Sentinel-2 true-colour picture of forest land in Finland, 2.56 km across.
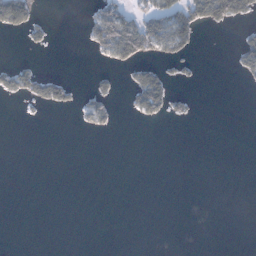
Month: January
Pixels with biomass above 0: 15%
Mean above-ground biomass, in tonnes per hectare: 18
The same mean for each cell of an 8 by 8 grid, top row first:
147 4 5 75 56 82 101 62
1 13 3 82 74 53 0 44
62 54 2 18 71 17 0 13
1 14 22 24 48 20 0 0
0 0 0 0 0 0 0 0
0 0 0 0 0 0 0 0
0 0 0 0 0 0 0 0
0 0 0 0 0 0 0 0
